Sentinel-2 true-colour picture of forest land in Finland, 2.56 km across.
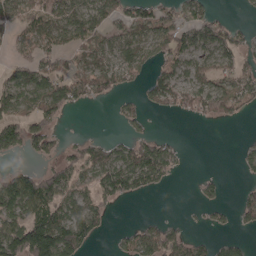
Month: April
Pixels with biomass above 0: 55%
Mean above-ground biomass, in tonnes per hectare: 59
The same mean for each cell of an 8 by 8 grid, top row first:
73 89 79 60 78 64 57 6
39 67 55 53 74 100 75 64
79 92 65 66 42 71 64 81
76 74 7 10 36 35 75 38
83 60 41 43 75 26 0 11
97 79 56 100 94 19 15 13
97 117 68 23 0 1 32 47
147 197 92 15 77 64 24 27
